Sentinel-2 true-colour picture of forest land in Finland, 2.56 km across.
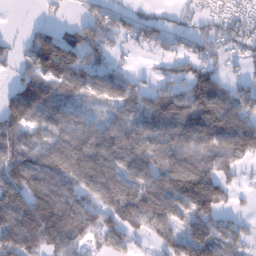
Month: January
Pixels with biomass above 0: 78%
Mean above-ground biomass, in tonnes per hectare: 89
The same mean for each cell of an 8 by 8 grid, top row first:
0 8 20 54 43 19 33 48
28 143 100 54 38 32 55 55
54 135 89 94 28 57 110 37
144 108 50 49 117 140 177 119
106 85 108 128 118 99 106 146
117 117 109 125 106 149 131 33
137 171 107 98 143 107 145 22
131 135 80 66 26 85 143 64
